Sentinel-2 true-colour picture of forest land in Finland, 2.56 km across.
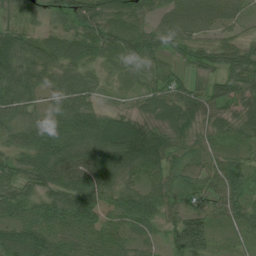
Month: July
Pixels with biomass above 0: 95%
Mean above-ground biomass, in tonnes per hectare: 61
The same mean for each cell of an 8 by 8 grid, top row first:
37 34 67 61 39 65 66 39
81 46 60 51 61 41 50 46
89 52 64 22 44 38 44 61
68 49 86 34 32 65 48 46
57 88 81 97 101 52 47 49
65 69 75 75 58 49 68 73
69 73 114 80 83 51 52 56
83 74 80 75 37 77 72 23
